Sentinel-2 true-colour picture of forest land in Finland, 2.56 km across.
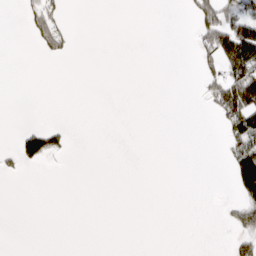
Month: March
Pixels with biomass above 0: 13%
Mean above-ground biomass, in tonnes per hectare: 19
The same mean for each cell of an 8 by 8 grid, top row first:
2 49 0 0 0 0 87 66
0 37 1 0 0 0 72 161
0 0 0 0 0 0 40 130
0 0 0 0 0 0 13 142
26 79 0 0 0 0 0 58
9 0 0 0 0 0 0 108
0 0 0 0 0 0 0 61
0 0 0 0 0 0 0 47
